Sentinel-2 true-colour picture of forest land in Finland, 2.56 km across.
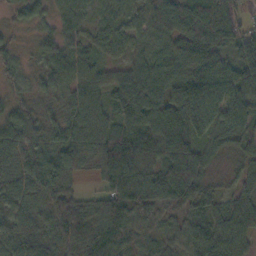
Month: October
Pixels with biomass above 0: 95%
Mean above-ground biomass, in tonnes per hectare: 81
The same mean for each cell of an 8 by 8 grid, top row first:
33 42 63 52 56 107 125 75
29 64 62 53 48 95 114 75
41 68 65 59 99 121 117 92
61 42 108 66 124 116 97 72
96 80 108 120 123 134 59 60
89 138 45 118 107 108 48 44
70 91 85 134 101 63 50 60
95 97 119 88 35 46 90 58
